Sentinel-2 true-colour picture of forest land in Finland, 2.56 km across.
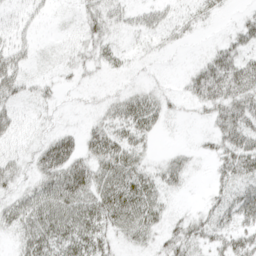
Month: April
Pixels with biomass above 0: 62%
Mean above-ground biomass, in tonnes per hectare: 28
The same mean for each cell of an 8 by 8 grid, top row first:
18 9 21 39 27 18 14 11
31 7 25 23 9 10 10 33
42 11 8 7 7 3 61 60
26 9 5 24 52 8 25 58
20 31 28 51 22 3 13 59
26 39 44 49 38 28 8 45
34 49 46 60 56 7 22 60
19 45 49 24 24 39 33 41
